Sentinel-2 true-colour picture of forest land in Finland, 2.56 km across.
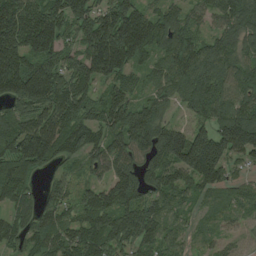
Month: August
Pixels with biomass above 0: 93%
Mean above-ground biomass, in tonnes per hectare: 121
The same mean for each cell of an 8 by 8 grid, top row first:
189 160 122 155 138 103 76 150
159 145 108 237 154 148 92 98
201 185 137 96 63 132 114 94
91 139 134 149 126 49 116 130
148 163 116 120 138 190 202 190
150 41 53 144 120 116 146 36
87 85 103 154 122 86 40 59
84 119 123 154 111 65 44 26
